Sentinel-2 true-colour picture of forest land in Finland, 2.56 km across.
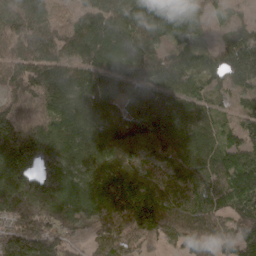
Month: April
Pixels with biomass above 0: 93%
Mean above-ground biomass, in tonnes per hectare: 133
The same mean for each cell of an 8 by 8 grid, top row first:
174 102 97 142 166 148 38 35
118 181 151 167 184 91 48 186
146 196 125 126 147 137 87 106
129 118 155 110 153 162 78 64
241 191 128 129 89 158 105 93
202 200 132 141 71 77 119 145
172 173 150 157 175 140 119 118
194 172 48 128 119 105 121 161
